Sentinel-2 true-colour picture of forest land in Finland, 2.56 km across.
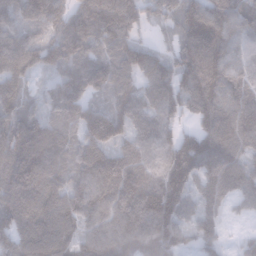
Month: January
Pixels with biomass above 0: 93%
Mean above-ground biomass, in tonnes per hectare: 121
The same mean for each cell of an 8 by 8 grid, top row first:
104 127 125 186 95 94 139 97
160 118 119 106 88 75 163 86
129 47 129 104 112 130 171 97
116 65 115 115 101 88 140 128
173 175 106 117 92 113 147 138
168 143 105 167 110 135 130 126
153 142 124 142 174 144 88 41
136 137 95 138 149 130 90 39
